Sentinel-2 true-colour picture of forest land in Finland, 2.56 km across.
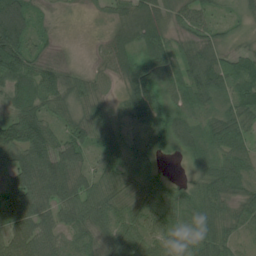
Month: July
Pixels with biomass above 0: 93%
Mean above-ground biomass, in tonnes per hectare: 64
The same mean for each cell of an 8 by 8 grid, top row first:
151 16 3 28 68 38 46 30
112 24 3 50 68 40 68 22
87 73 50 31 92 73 111 70
70 57 51 52 95 57 60 68
122 113 69 49 95 58 81 72
75 98 63 51 51 11 69 70
79 59 79 63 71 73 73 49
70 63 63 54 70 84 75 36
